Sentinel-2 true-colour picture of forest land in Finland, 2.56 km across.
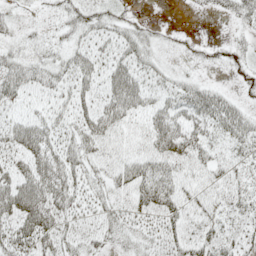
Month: May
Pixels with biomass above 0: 69%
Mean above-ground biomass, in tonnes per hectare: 29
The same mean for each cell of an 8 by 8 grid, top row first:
17 8 30 20 6 0 6 24
22 19 28 30 31 14 11 14
52 41 34 37 31 22 8 14
22 26 25 41 30 40 44 25
40 39 38 29 26 47 27 29
45 51 32 24 47 37 26 20
56 52 28 28 41 37 28 22
45 40 25 21 27 38 36 23
